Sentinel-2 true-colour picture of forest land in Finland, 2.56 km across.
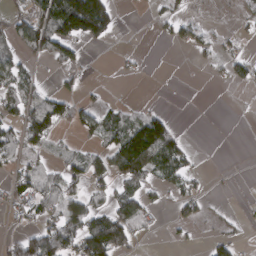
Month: March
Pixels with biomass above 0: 39%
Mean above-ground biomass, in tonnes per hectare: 39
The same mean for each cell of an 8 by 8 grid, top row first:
22 105 212 72 3 33 1 14
38 75 31 5 2 15 21 15
57 6 18 2 4 0 4 32
44 94 47 37 34 4 0 1
69 42 22 58 143 56 0 0
47 50 53 58 61 52 7 2
42 54 58 59 45 23 10 6
43 117 99 121 9 8 15 13
